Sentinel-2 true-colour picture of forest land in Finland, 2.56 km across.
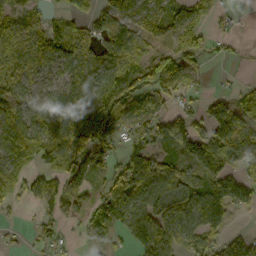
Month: October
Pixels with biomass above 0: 75%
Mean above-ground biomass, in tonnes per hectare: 71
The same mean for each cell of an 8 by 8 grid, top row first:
65 44 50 85 65 54 40 11
41 88 60 93 45 77 41 13
73 47 47 117 116 110 13 11
98 85 77 100 53 64 70 69
111 100 97 68 101 98 127 88
83 59 61 72 128 92 88 65
16 46 55 113 105 100 138 52
12 40 11 26 110 82 81 71
